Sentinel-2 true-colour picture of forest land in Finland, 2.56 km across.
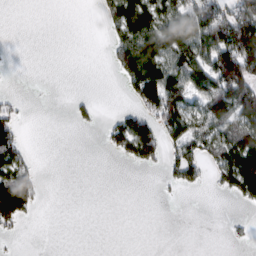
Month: February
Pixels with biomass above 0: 36%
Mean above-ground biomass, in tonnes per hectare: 41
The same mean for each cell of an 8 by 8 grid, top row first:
0 0 0 49 95 96 111 107
0 0 0 35 113 129 120 173
0 0 0 4 114 92 102 154
20 0 9 7 53 109 90 92
41 0 0 31 85 54 62 110
87 1 0 0 0 39 19 122
104 1 0 0 0 0 0 7
5 0 0 0 0 0 0 5
